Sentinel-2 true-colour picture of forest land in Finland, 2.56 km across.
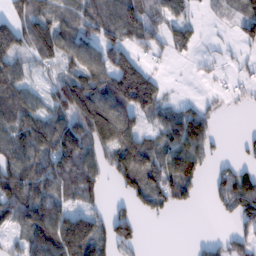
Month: February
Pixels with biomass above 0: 67%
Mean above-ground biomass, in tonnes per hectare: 75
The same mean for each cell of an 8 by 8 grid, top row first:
72 102 94 115 71 55 11 54
101 98 112 103 52 53 7 28
85 46 116 148 96 2 15 24
109 75 145 139 81 55 35 10
102 109 132 137 99 96 57 13
123 110 94 57 121 111 27 78
123 118 65 27 40 39 9 65
39 138 179 97 19 0 17 47
